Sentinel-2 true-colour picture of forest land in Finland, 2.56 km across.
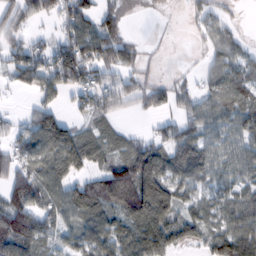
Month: February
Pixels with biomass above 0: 72%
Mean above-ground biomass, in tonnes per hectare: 63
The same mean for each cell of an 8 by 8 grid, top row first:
67 50 92 53 6 3 41 9
58 45 101 104 16 1 30 35
43 79 80 59 37 23 36 63
10 74 35 63 35 55 62 79
51 97 96 57 57 85 63 70
76 81 61 118 148 72 58 57
110 63 94 71 143 73 54 74
97 41 56 73 91 64 55 91
